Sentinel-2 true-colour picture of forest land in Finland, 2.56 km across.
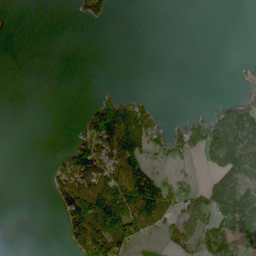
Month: June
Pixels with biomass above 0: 31%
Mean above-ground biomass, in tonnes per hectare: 37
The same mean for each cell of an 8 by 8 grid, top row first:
0 0 26 18 0 0 0 0
0 0 0 0 0 0 0 0
0 0 0 0 0 0 0 3
0 0 12 120 58 2 22 71
0 0 41 116 80 45 126 105
0 20 100 90 96 16 29 88
0 3 113 136 128 57 87 123
0 0 76 111 29 57 92 60
